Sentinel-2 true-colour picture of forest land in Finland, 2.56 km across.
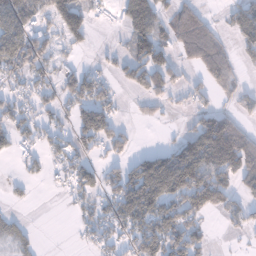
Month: January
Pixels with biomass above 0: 54%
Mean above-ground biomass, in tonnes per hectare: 72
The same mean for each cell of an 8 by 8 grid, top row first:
98 79 105 20 124 91 34 67
118 90 30 17 110 73 116 44
58 48 92 41 114 52 67 34
80 44 86 67 1 13 76 45
63 48 65 79 2 53 216 187
17 27 79 51 157 181 154 145
15 0 38 75 131 110 123 63
47 0 17 52 114 127 38 9
